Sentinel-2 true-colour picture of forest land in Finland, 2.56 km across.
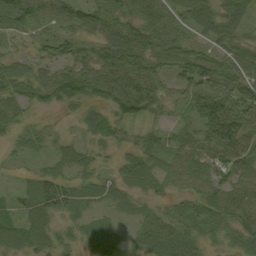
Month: September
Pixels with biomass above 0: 89%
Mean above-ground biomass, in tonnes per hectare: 50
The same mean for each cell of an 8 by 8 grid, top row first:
57 42 59 57 66 51 60 55
15 38 43 75 71 65 37 52
65 56 78 76 78 46 76 82
40 23 28 49 71 18 77 77
23 28 31 32 37 34 67 91
10 51 33 28 54 49 61 68
30 79 39 30 28 42 59 64
54 51 34 43 43 62 30 52
